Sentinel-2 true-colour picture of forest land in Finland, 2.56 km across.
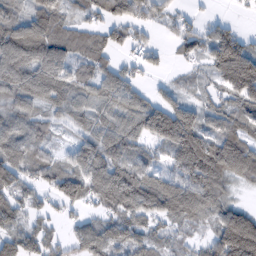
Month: February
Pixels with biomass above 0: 82%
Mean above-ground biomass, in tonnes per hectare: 84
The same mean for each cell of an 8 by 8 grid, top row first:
59 76 30 65 58 33 12 7
170 151 67 61 49 36 85 112
128 137 74 91 22 22 40 204
75 50 63 81 112 135 53 81
115 48 67 98 69 162 119 105
82 74 112 122 93 85 147 70
67 35 45 77 121 134 99 71
86 52 79 91 72 38 57 264
